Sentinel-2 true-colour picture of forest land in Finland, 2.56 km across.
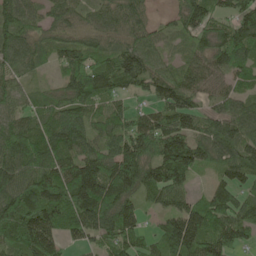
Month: May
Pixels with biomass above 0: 89%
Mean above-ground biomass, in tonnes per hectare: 92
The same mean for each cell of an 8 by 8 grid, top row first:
97 63 58 80 56 41 93 96
101 51 74 59 89 28 81 123
58 15 101 95 87 92 83 78
66 63 99 72 64 131 57 91
107 102 97 93 130 158 110 105
117 126 154 149 125 131 29 89
133 122 151 124 52 89 112 100
96 109 53 93 46 146 127 87
